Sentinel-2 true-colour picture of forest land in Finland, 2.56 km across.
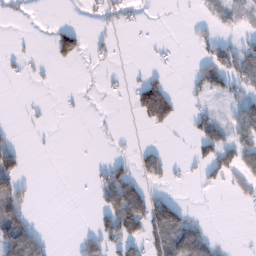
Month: January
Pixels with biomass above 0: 29%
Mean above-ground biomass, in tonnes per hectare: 29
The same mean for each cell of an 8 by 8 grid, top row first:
8 0 4 23 4 1 14 40
4 20 56 11 3 4 35 54
7 7 1 7 42 2 72 58
1 4 2 1 94 50 24 43
23 2 0 5 9 0 61 61
75 0 0 58 43 10 24 40
73 0 0 75 98 63 1 5
136 24 23 61 49 100 44 1
